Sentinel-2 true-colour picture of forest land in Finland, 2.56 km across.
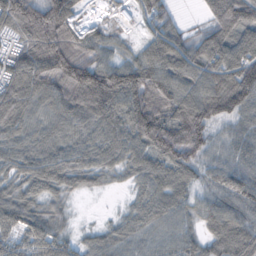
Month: October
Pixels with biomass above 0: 92%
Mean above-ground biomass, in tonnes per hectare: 84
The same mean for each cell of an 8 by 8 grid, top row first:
132 148 41 31 59 29 51 123
67 154 97 49 56 92 111 116
103 110 136 126 120 102 108 135
108 71 99 99 137 110 120 84
74 73 68 81 99 147 80 57
64 90 62 31 69 72 50 63
105 54 2 5 72 71 71 83
65 89 33 61 60 69 77 130
